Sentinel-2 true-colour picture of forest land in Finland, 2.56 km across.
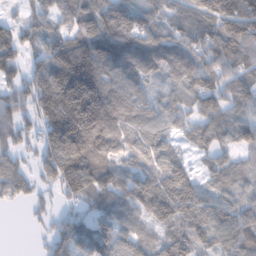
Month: February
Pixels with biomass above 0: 88%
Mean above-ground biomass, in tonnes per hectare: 119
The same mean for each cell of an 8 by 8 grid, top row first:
33 89 135 113 78 92 152 216
130 120 217 211 162 147 144 178
91 191 299 136 95 101 103 113
93 192 295 184 92 96 106 72
47 140 255 157 101 59 83 75
100 80 223 122 96 129 51 68
21 35 58 121 130 153 104 91
0 53 109 114 86 106 84 109
